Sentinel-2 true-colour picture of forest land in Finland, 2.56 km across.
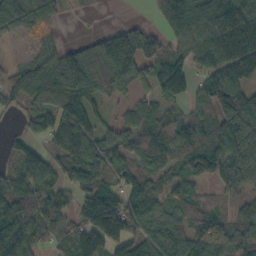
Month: October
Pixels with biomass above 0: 81%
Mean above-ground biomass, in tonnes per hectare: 84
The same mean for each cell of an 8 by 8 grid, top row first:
90 59 3 0 6 88 83 84
10 50 65 142 117 49 97 120
77 111 138 124 53 125 69 89
39 81 98 21 53 52 68 143
47 54 125 71 113 132 134 117
80 86 91 77 82 63 68 89
127 102 63 143 99 75 58 39
141 50 102 142 75 99 132 80
